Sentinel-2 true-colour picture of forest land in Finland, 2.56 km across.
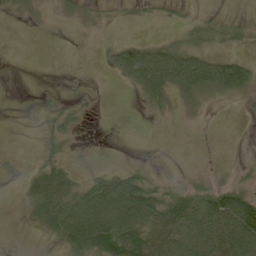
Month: May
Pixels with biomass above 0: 47%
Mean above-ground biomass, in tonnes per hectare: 33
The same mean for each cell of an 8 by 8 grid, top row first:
11 6 19 10 11 12 13 6
0 0 1 22 53 52 33 16
0 0 0 7 91 98 97 71
0 12 15 0 9 13 9 7
0 22 3 0 1 0 0 2
7 42 16 53 36 6 11 11
1 53 95 128 102 65 95 113
0 11 101 97 62 76 94 122
